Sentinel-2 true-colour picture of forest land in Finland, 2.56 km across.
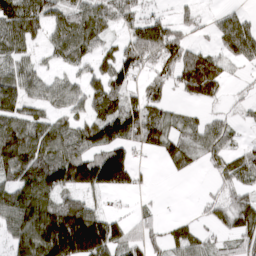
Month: March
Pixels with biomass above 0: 72%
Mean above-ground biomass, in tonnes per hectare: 79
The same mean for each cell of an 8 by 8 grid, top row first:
145 96 95 73 52 36 14 35
81 43 94 39 161 132 42 85
80 46 43 111 52 79 174 10
84 52 44 129 120 35 19 11
139 97 96 133 90 70 58 25
88 157 152 180 19 23 14 63
112 125 126 14 11 1 26 96
79 211 238 120 54 54 30 63
